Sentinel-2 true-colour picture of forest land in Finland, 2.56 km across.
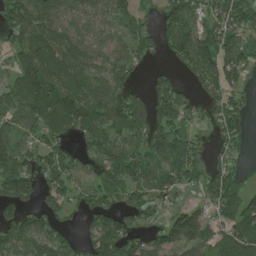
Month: July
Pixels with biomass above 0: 75%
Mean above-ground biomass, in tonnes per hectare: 99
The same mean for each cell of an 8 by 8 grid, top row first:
113 107 60 67 39 127 96 123
75 126 85 69 66 131 125 132
86 166 110 97 22 55 103 76
75 234 203 144 115 120 62 99
93 103 63 104 112 150 36 59
164 87 72 101 102 111 92 63
101 90 42 90 93 57 76 141
106 102 52 138 81 117 90 127
